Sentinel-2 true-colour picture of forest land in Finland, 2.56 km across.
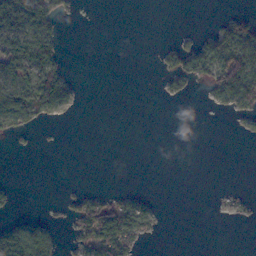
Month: November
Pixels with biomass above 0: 27%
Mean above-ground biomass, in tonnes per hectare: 23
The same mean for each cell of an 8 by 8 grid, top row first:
104 95 4 0 0 0 1 28
62 61 0 0 0 34 58 94
48 69 4 0 0 34 43 140
70 34 2 0 0 0 4 44
5 1 0 0 0 0 0 1
0 0 0 0 0 0 0 0
5 2 42 55 30 0 0 11
77 45 30 95 24 0 0 0
